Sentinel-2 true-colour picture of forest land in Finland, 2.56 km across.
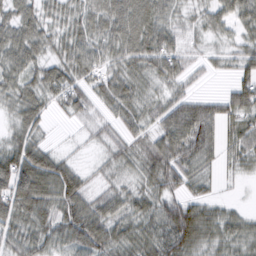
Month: February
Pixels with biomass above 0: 88%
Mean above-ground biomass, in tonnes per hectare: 50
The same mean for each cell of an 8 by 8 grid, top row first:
52 37 50 67 62 34 40 53
68 39 59 59 75 49 20 35
53 58 48 34 44 44 10 46
43 33 37 22 34 63 51 57
52 23 11 34 38 76 51 56
93 91 44 25 43 63 29 23
68 60 68 50 52 71 44 13
57 56 70 68 62 98 58 53
